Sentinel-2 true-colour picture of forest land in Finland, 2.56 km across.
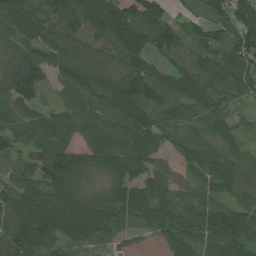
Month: July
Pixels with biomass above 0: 92%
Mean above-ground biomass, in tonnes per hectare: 86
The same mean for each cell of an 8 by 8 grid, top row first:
108 108 153 118 168 36 74 61
61 79 61 61 70 72 94 80
109 46 88 68 99 74 91 88
58 45 87 87 93 85 91 44
68 63 71 84 73 62 74 37
100 132 107 101 89 42 84 99
130 170 155 110 80 71 72 81
134 97 113 71 20 106 79 100
